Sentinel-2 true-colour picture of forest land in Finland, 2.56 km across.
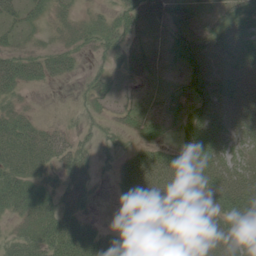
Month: June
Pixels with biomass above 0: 73%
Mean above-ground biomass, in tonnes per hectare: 42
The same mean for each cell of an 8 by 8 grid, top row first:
33 29 20 23 31 40 21 52
27 25 24 24 21 39 64 66
54 30 11 22 13 15 78 68
33 2 13 16 22 26 67 63
70 50 24 16 30 34 76 37
64 28 33 11 74 83 62 58
36 41 32 2 71 82 54 65
33 58 61 38 53 86 78 66
